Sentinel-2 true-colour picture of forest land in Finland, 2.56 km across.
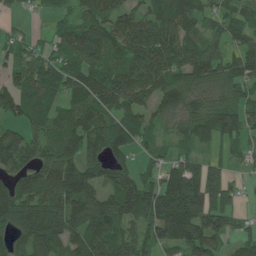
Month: June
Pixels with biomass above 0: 84%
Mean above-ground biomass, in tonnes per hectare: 104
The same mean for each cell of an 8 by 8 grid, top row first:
19 34 79 94 94 177 65 79
66 56 136 109 135 136 89 68
90 112 114 116 122 79 85 100
82 122 121 94 81 76 109 86
123 107 125 126 51 49 59 57
82 153 150 92 68 155 153 28
174 183 141 118 152 222 173 46
82 164 104 120 91 118 106 52
